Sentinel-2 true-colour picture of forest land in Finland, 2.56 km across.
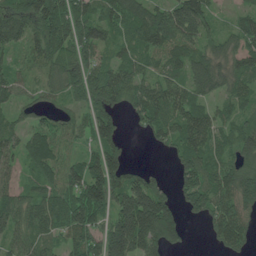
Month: June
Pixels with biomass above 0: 84%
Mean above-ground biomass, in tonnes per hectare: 90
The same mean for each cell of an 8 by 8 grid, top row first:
95 203 139 85 94 132 82 39
59 159 111 64 86 90 73 75
59 47 74 104 73 70 113 71
48 47 50 76 94 101 78 63
64 88 39 91 11 76 103 97
47 87 95 138 64 51 112 135
88 89 151 108 237 86 114 113
73 66 91 163 162 66 23 82
